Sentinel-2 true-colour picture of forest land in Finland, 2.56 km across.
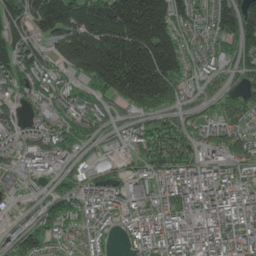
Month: June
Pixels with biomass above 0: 82%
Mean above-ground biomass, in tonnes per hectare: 109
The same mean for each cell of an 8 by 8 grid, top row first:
122 222 169 220 288 154 72 181
143 71 276 258 295 195 60 121
102 91 79 228 277 169 41 48
58 84 102 51 88 59 31 100
65 96 74 33 71 108 71 112
75 78 56 38 60 85 72 69
33 85 85 71 83 102 114 111
100 94 60 28 73 120 107 85
